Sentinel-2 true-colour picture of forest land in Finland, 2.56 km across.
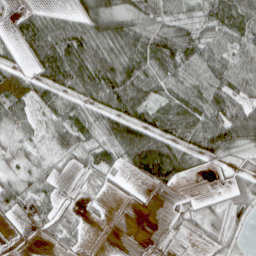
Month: April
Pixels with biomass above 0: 75%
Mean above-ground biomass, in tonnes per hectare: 55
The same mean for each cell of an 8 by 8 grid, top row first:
24 37 51 87 79 53 63 86
30 109 105 79 91 104 67 69
32 65 88 106 87 69 80 83
55 51 58 75 65 81 87 82
21 35 71 76 118 76 79 66
26 41 26 30 65 64 8 42
47 33 15 5 3 18 45 55
2 21 23 0 0 14 50 18
